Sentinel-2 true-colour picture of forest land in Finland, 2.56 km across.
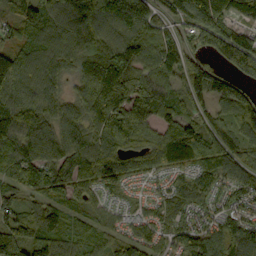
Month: September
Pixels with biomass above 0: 94%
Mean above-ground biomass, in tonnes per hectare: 110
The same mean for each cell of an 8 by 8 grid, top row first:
99 129 166 148 153 123 175 82
90 105 103 142 114 120 115 173
132 105 105 226 94 79 161 110
152 101 97 193 139 107 73 121
137 103 120 141 127 148 112 96
107 137 126 101 60 58 92 103
84 100 59 45 41 75 51 67
126 110 73 62 78 59 96 139
